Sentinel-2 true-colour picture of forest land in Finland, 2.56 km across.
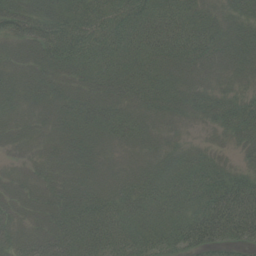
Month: August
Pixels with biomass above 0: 97%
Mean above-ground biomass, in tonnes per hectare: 45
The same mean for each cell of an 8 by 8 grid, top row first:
62 52 61 61 63 58 38 33
33 68 71 65 57 59 55 41
34 41 37 51 51 33 25 23
29 32 47 40 36 32 38 48
26 30 36 32 30 23 19 31
26 31 32 31 38 46 50 41
35 41 56 53 45 46 84 96
39 46 64 59 48 55 70 51
